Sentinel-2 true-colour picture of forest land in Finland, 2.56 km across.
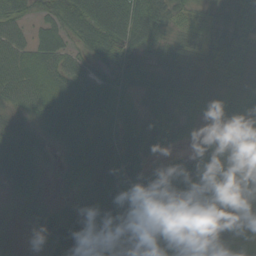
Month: September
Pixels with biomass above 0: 94%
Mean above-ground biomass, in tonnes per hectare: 54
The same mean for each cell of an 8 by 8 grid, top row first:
41 42 77 95 91 40 28 73
46 68 38 73 55 52 69 71
53 57 58 58 41 74 69 68
35 62 73 44 40 69 53 76
62 26 54 47 54 34 33 31
46 15 34 77 66 67 42 28
10 30 27 77 82 68 45 37
10 50 73 61 64 86 52 50
